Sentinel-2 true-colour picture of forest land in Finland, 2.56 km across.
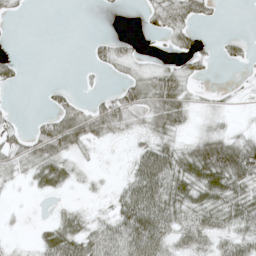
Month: May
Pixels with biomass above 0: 55%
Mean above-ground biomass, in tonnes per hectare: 29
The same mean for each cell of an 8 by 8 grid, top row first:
6 0 0 2 12 60 20 0
0 0 0 24 3 23 6 19
16 1 3 7 38 53 5 3
8 19 37 63 39 57 11 3
37 66 38 11 25 32 60 45
17 43 13 3 72 69 78 78
2 3 14 28 84 56 55 57
3 40 59 56 78 34 35 36
